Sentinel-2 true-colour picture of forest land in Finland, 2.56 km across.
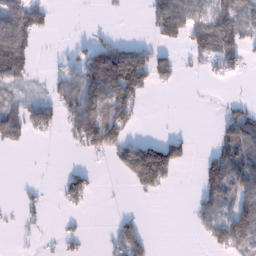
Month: January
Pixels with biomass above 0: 42%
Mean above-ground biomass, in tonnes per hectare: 50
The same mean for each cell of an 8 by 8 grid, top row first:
96 38 0 12 17 132 83 94
136 0 26 73 44 31 95 71
53 26 91 163 101 29 10 15
43 56 119 104 15 0 0 67
23 4 56 96 64 60 8 131
0 0 44 6 126 37 99 112
12 16 20 1 2 0 62 102
4 5 23 41 51 0 45 112
